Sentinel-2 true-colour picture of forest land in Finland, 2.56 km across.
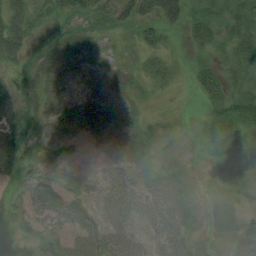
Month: August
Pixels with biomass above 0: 88%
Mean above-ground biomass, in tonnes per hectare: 38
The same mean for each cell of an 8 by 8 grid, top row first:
51 25 38 36 41 44 42 49
50 36 60 11 23 7 33 44
24 61 68 61 22 16 39 26
47 56 74 75 23 9 21 68
61 46 51 62 36 11 20 49
27 51 42 36 35 28 7 16
23 54 40 50 34 53 11 13
27 45 49 49 26 50 10 26
